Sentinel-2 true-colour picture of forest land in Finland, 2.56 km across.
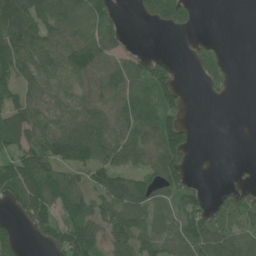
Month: June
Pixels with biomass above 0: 67%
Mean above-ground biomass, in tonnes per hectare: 65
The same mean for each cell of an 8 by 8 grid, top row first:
146 92 69 35 23 43 0 0
119 93 91 55 9 2 30 0
81 77 80 81 93 67 46 0
86 87 88 84 66 73 0 0
75 105 146 99 90 112 0 0
97 106 50 92 61 78 3 2
43 86 71 94 76 71 64 78
46 45 97 92 78 77 120 68
